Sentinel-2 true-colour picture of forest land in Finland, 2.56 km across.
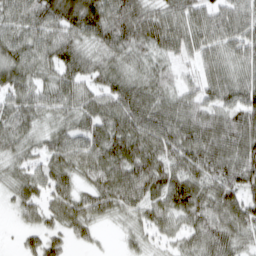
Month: March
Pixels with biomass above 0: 92%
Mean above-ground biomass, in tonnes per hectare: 62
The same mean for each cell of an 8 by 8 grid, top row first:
62 81 100 81 73 66 63 65
72 69 55 59 54 54 61 63
72 47 60 59 52 32 55 60
70 50 61 76 83 69 62 76
55 47 61 84 82 79 88 83
41 60 49 79 88 73 74 83
32 49 62 48 57 73 71 86
9 55 23 3 31 34 68 54
